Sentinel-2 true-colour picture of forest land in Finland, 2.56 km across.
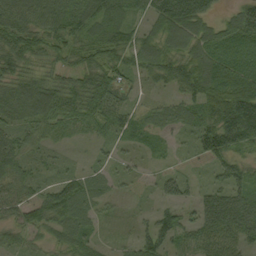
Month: September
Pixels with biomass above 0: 88%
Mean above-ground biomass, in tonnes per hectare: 61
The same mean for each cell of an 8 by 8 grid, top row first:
81 75 70 74 41 116 56 94
87 67 60 84 62 59 80 73
67 52 66 73 30 63 104 94
72 85 80 73 34 45 78 153
60 35 6 27 20 15 97 80
65 29 53 29 16 39 22 66
66 88 69 14 11 52 80 104
34 26 48 11 67 60 71 66
